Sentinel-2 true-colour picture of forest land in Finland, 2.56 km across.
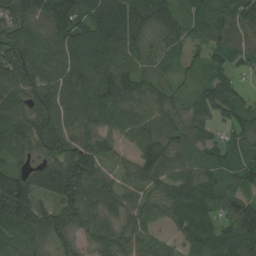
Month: August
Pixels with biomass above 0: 94%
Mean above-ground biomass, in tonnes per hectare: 75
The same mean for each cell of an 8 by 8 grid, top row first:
75 113 119 131 102 53 80 85
85 88 113 116 58 40 64 78
85 81 90 105 56 32 56 33
59 87 81 82 83 58 66 86
71 82 77 41 75 65 47 56
69 99 132 42 63 81 58 77
122 57 94 55 60 64 80 116
57 54 41 59 60 39 75 105
